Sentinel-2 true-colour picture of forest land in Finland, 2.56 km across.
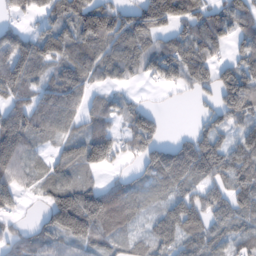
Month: February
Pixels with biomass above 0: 79%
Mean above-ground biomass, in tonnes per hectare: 81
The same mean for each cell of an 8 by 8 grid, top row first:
28 52 132 117 122 110 78 95
109 134 108 107 102 97 89 54
101 72 86 48 38 69 57 109
84 104 74 66 65 1 42 139
113 43 97 84 75 56 94 52
75 70 64 24 55 124 83 110
34 77 177 123 49 77 80 88
44 62 92 65 58 82 80 63
